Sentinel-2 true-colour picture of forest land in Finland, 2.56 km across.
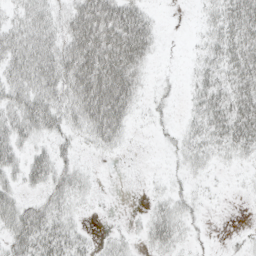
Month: April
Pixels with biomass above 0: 66%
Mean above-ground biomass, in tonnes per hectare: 28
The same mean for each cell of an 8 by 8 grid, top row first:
22 32 51 54 30 0 18 44
43 43 61 61 43 0 25 42
39 46 63 73 18 5 33 40
42 48 47 70 7 6 43 46
34 18 15 24 0 13 32 38
24 37 21 0 2 7 7 3
38 34 9 1 7 24 5 0
40 51 24 14 15 24 5 7
